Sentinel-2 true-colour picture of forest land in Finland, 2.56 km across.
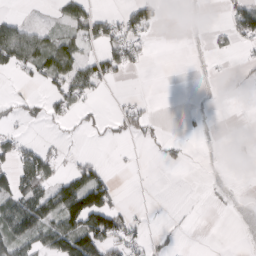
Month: March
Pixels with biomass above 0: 31%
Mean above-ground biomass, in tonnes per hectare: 26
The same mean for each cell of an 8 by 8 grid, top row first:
15 4 52 22 54 0 2 63
91 53 29 49 19 0 6 14
8 41 60 25 0 0 1 5
14 23 23 7 19 0 5 0
43 14 3 5 8 13 0 5
68 56 56 18 0 0 1 0
69 71 131 70 3 2 1 0
68 55 115 71 24 8 0 0
